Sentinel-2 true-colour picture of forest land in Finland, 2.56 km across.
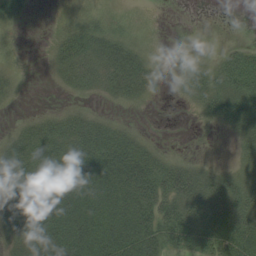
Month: August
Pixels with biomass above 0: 68%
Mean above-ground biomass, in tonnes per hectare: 28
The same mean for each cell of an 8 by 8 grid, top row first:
10 1 9 6 2 0 0 0
4 7 37 32 9 1 1 11
7 3 26 35 29 5 23 37
3 10 16 6 2 1 22 33
29 41 40 44 20 1 1 14
41 54 65 63 57 51 32 25
39 60 64 69 54 49 57 43
27 37 57 76 52 40 46 61
